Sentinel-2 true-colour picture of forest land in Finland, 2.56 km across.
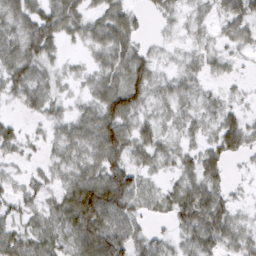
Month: March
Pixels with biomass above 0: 82%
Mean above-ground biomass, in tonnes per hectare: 40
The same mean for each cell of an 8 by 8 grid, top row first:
54 54 47 50 14 20 25 48
55 51 15 61 23 17 30 26
51 36 21 50 59 34 20 13
10 31 30 67 33 31 27 27
33 22 50 71 41 24 30 47
19 28 56 75 30 27 55 7
31 36 103 87 31 48 80 20
51 43 65 77 38 26 52 41
